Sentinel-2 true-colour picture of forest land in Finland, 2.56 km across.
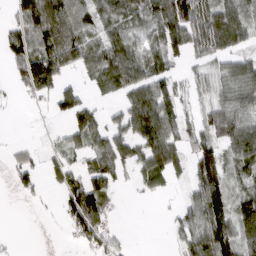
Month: March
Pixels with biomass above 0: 67%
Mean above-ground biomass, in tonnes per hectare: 58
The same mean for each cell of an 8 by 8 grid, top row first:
52 123 74 69 84 136 89 81
72 105 80 77 56 72 88 50
26 65 22 68 87 46 46 73
2 16 84 21 112 77 48 77
15 13 44 77 83 71 78 86
41 32 51 70 53 37 116 38
0 3 127 30 1 16 115 62
3 0 48 32 0 22 95 83
